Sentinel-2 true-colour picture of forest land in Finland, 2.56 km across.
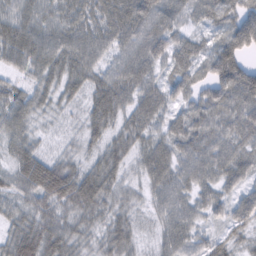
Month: February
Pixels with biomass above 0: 96%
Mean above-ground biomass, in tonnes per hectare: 52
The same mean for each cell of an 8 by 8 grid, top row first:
61 55 57 69 76 48 41 65
69 66 60 48 67 54 37 89
31 48 47 57 56 51 60 78
56 29 28 61 58 37 58 65
47 18 27 43 46 53 61 54
52 99 63 50 40 56 48 46
40 53 61 43 25 56 45 59
63 66 41 55 21 54 37 29
